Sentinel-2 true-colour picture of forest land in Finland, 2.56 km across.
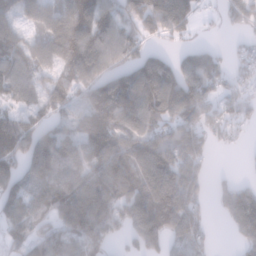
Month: January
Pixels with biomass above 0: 78%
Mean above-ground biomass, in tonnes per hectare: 114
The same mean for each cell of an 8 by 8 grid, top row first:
89 92 148 119 149 160 16 88
122 105 184 125 73 38 52 28
137 79 124 131 190 152 132 63
92 103 60 168 160 140 95 74
164 150 118 164 166 155 74 18
110 120 103 161 178 196 54 17
94 112 165 142 193 237 36 149
71 106 121 58 138 105 54 60
